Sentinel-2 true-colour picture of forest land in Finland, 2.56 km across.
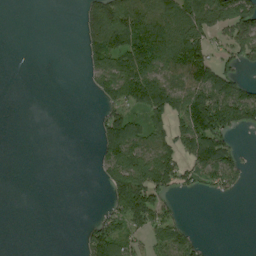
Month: August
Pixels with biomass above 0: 45%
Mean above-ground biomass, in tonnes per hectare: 53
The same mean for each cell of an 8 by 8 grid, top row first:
0 0 21 118 124 100 112 107
0 0 19 102 121 126 70 84
0 0 5 107 142 76 113 64
0 0 0 62 107 101 179 131
0 0 0 92 90 77 143 16
0 0 0 66 113 76 74 44
0 0 0 43 109 26 0 0
0 0 20 101 48 85 7 0
